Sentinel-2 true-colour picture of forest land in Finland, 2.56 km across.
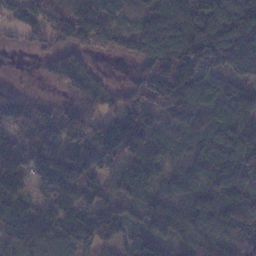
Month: January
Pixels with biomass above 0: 87%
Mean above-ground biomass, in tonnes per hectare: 104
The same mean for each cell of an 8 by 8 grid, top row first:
100 105 175 95 79 164 152 144
12 55 92 72 106 163 146 167
3 35 100 11 94 164 96 82
147 59 91 81 119 112 75 104
156 135 125 185 146 65 77 120
160 159 148 48 77 50 89 133
98 101 138 84 72 81 110 169
87 106 92 67 86 82 123 67
